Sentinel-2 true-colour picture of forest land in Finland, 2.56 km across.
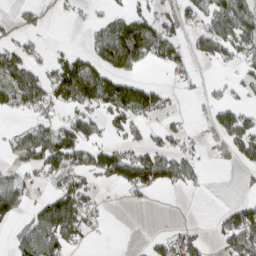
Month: March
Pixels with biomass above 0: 46%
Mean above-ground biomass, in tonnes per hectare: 50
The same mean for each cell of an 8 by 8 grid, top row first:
20 7 15 25 47 62 64 96
50 20 12 114 105 61 63 81
73 80 112 74 13 17 17 34
27 36 56 79 51 20 25 51
44 89 94 51 46 40 25 79
43 43 54 79 109 79 9 8
64 85 94 5 5 0 1 69
48 99 34 2 9 61 20 126
